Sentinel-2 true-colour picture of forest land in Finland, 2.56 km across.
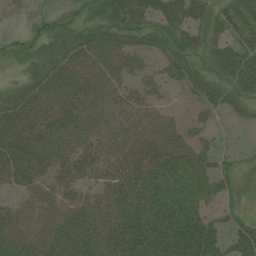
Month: July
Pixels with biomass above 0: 82%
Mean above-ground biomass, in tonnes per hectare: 45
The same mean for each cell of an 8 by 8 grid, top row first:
15 19 18 44 53 59 41 56
9 24 48 54 36 35 27 49
10 51 60 47 29 38 36 40
63 56 57 55 46 29 35 16
76 56 50 53 58 56 29 7
54 51 45 49 67 66 38 16
37 52 51 53 63 72 32 12
55 60 63 64 80 83 63 43
